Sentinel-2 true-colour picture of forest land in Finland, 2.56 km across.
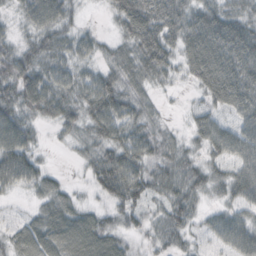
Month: October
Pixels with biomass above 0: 88%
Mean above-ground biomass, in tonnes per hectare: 49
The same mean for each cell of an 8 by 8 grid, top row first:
26 72 18 32 87 66 62 49
47 64 43 25 76 51 80 75
85 62 49 47 43 22 66 70
64 57 49 70 34 4 43 51
75 8 24 63 52 26 51 61
82 30 10 89 55 54 41 54
6 40 35 39 37 70 21 41
41 67 74 51 20 44 30 57
